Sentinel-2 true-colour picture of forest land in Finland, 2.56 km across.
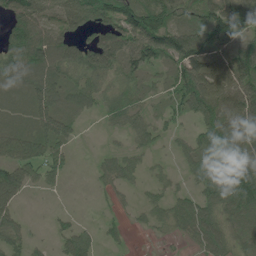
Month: June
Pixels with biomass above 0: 74%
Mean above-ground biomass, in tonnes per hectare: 64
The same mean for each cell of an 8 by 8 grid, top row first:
80 74 100 94 118 77 97 99
80 94 71 105 116 125 128 67
56 81 61 47 43 68 122 111
36 80 35 46 35 46 103 114
90 76 14 11 38 21 65 114
83 52 2 44 30 25 71 146
42 6 5 13 28 53 70 92
49 17 64 17 2 13 67 47
